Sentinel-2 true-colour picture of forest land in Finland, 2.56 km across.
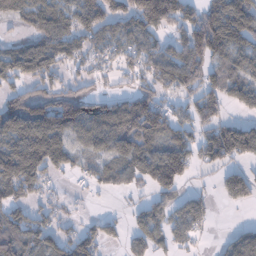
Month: January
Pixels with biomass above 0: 70%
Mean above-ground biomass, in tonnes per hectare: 85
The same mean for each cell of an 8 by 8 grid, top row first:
72 101 96 98 143 121 126 121
54 112 80 69 84 76 186 84
81 98 47 33 71 116 109 92
130 123 111 93 136 63 86 34
128 175 70 109 103 88 111 167
164 81 40 57 70 90 9 71
71 55 8 6 44 67 48 24
96 78 98 41 74 67 13 65
